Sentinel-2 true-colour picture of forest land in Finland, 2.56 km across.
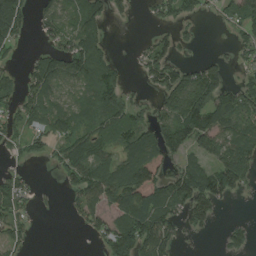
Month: August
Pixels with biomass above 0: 61%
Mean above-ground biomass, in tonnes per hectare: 60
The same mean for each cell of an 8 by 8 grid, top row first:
121 50 75 34 9 49 14 60
37 32 94 15 29 44 1 35
40 94 75 56 29 82 105 23
55 80 55 76 37 97 137 92
34 41 77 48 83 83 79 95
38 2 72 89 165 88 88 98
72 5 55 80 129 77 84 1
37 0 2 94 116 47 5 31
